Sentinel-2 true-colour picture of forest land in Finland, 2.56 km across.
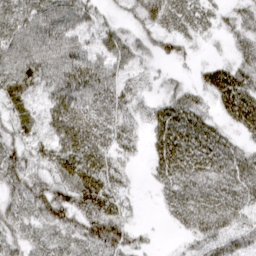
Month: March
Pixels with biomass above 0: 84%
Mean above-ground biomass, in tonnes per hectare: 45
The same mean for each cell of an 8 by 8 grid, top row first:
54 64 51 18 66 46 27 32
66 67 48 53 33 29 10 27
65 56 66 46 17 15 34 53
29 49 55 43 27 56 26 61
49 57 65 39 20 66 54 26
73 50 71 45 6 58 49 55
46 75 60 52 6 40 52 47
37 37 50 74 15 4 41 50
